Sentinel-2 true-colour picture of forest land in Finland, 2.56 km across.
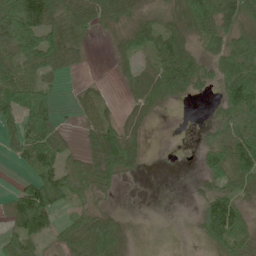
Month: June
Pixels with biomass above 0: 68%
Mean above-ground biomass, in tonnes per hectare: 52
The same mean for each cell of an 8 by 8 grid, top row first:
111 90 83 60 34 47 81 63
94 105 50 16 49 83 43 68
89 43 8 8 63 106 35 107
85 56 30 23 39 3 8 103
64 96 17 81 30 0 36 106
11 71 70 44 6 0 44 79
70 86 34 13 0 0 71 54
57 32 85 113 6 1 37 49
